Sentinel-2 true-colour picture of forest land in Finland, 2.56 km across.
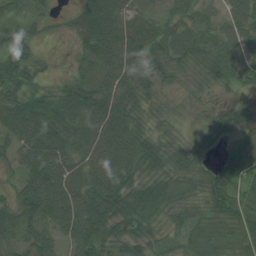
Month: August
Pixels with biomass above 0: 89%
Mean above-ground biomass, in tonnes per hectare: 50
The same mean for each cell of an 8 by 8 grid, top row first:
41 22 49 56 42 37 28 51
43 6 35 59 58 55 54 39
54 22 49 64 56 16 35 33
56 71 73 68 36 13 12 32
47 78 55 63 62 37 27 47
30 90 59 64 49 67 44 57
57 88 89 88 70 50 53 64
44 57 91 52 45 23 63 52
